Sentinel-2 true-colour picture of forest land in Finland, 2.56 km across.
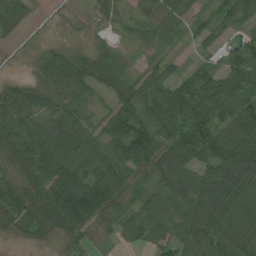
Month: July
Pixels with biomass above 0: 88%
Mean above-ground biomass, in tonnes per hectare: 69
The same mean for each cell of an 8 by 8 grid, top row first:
45 4 5 38 49 60 43 99
5 23 22 39 19 16 39 49
20 52 80 76 65 67 79 83
101 64 61 73 70 99 110 82
88 107 95 74 123 106 106 115
50 104 96 109 58 79 85 103
93 104 159 90 64 77 83 79
18 24 43 25 42 75 99 79
